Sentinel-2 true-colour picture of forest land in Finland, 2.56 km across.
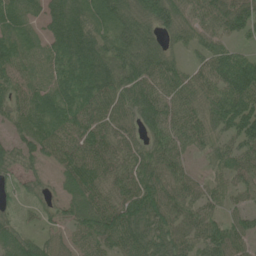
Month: June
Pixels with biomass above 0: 90%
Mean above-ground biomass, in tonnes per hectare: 59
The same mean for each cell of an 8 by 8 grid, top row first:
58 43 56 62 67 64 75 94
47 38 78 58 65 28 52 31
43 36 66 69 77 64 57 92
40 58 65 65 78 62 58 88
45 59 69 63 47 69 48 63
39 23 81 59 67 57 29 54
28 30 63 76 102 72 53 34
62 40 37 72 86 77 67 54
